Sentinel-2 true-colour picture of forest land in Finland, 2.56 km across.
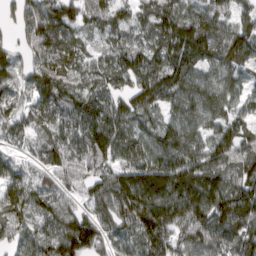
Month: March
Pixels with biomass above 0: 93%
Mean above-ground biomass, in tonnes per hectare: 97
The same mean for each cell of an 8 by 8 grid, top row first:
67 121 81 85 73 116 109 68
64 126 53 68 79 116 111 115
86 113 82 84 113 99 77 69
68 81 98 92 78 70 93 60
33 64 93 122 87 117 90 95
72 50 61 100 147 159 124 89
109 91 59 110 184 162 131 150
94 109 149 85 116 97 126 120
